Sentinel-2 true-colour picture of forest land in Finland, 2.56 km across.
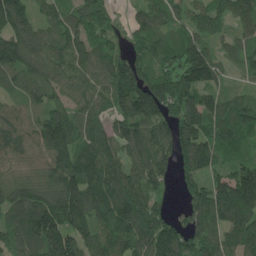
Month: May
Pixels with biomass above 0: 93%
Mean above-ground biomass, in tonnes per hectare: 129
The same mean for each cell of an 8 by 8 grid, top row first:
148 72 138 96 96 86 117 107
178 115 130 105 114 142 98 74
92 115 117 160 166 172 120 32
85 109 95 113 192 168 137 145
135 164 118 100 159 154 127 102
91 119 172 132 133 91 118 130
131 179 197 155 141 34 174 169
137 195 135 123 140 155 143 145
